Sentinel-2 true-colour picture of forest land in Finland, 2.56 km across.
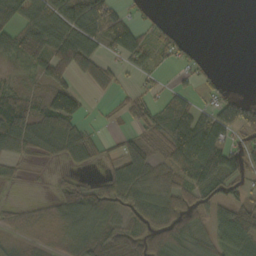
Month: October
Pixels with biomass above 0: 68%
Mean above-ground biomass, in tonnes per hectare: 49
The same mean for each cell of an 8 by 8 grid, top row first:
60 66 92 66 15 1 0 0
72 88 97 52 62 33 1 0
24 71 44 41 18 13 21 0
96 95 56 11 47 75 44 66
68 47 79 16 59 87 83 32
21 8 17 51 76 63 66 44
26 26 84 51 61 72 49 59
21 22 57 78 73 81 45 71
